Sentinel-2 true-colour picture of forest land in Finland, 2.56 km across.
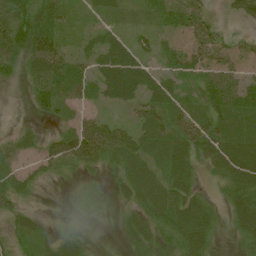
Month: July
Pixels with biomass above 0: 80%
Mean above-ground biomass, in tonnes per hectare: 33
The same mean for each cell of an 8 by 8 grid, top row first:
60 49 12 16 13 36 23 22
56 64 17 43 30 21 32 18
15 64 34 63 48 27 42 33
1 31 19 15 36 38 48 50
22 26 72 62 37 46 49 53
30 12 15 16 32 49 13 57
30 2 20 14 30 57 30 51
25 25 18 0 24 38 35 22
